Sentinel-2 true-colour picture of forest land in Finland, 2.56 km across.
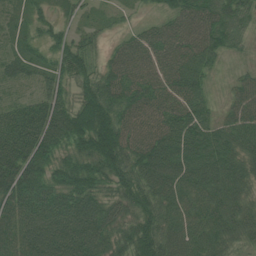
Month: July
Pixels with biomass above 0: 93%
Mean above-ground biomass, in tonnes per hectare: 73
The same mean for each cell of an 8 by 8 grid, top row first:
17 31 24 17 14 56 81 65
22 37 68 27 70 81 85 27
29 44 60 72 71 81 39 31
51 86 101 95 71 83 51 64
93 111 90 135 86 101 98 76
101 87 101 83 90 92 94 74
79 95 107 71 84 77 67 63
95 126 128 83 100 77 80 53
